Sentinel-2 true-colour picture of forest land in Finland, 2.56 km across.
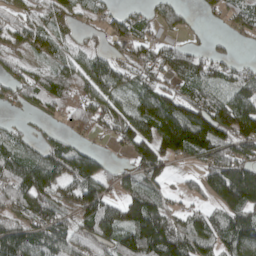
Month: April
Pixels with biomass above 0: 76%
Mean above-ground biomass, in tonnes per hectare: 83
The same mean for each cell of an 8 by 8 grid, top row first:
41 46 38 45 46 53 19 58
56 53 37 40 47 51 33 8
68 83 92 93 59 63 69 62
22 45 72 79 61 157 136 165
52 59 33 28 118 174 136 97
130 110 135 52 91 15 105 219
87 88 86 75 159 31 48 162
127 109 107 117 182 141 86 135
